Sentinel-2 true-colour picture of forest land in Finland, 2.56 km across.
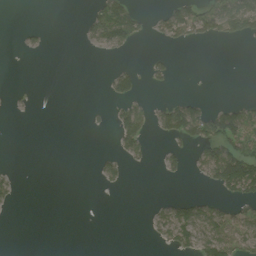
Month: August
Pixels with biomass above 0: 23%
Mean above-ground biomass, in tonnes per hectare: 24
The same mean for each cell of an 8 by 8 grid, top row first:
0 0 6 85 21 68 84 113
3 5 3 43 2 14 2 2
0 0 0 32 18 8 0 0
1 0 0 18 38 81 51 71
0 0 0 11 36 20 67 95
10 0 0 22 0 10 48 146
5 0 0 0 2 44 45 44
0 0 0 0 3 43 65 66
